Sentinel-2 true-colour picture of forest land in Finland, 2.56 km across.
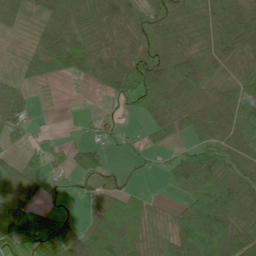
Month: June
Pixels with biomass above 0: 78%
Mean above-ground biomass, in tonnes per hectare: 63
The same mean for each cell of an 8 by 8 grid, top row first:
38 44 48 57 63 79 51 46
8 89 74 64 86 65 47 43
30 41 28 87 155 90 51 58
57 1 3 9 61 68 69 93
20 14 26 24 26 33 78 64
47 29 45 34 10 65 95 73
87 34 17 92 59 34 168 80
84 116 104 163 70 112 194 104
